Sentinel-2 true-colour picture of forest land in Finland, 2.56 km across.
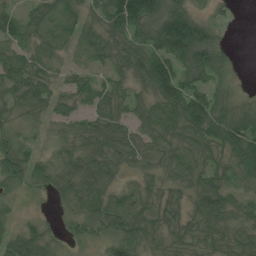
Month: July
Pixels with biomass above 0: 90%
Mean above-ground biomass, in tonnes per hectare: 62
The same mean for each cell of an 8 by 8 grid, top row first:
58 61 72 99 122 110 29 11
59 51 45 72 79 133 95 2
77 58 45 49 78 113 62 10
34 46 44 69 55 95 104 63
57 25 63 85 59 63 80 95
77 65 87 57 45 60 69 60
20 6 42 78 60 50 82 54
60 40 24 61 62 48 54 60
